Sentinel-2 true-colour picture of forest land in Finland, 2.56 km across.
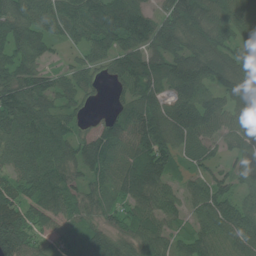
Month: July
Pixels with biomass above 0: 91%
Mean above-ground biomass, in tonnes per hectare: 89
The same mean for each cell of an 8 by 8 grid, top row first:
113 99 120 112 80 114 103 109
94 61 52 77 87 83 101 85
105 65 59 45 112 112 104 124
131 106 34 36 111 98 108 82
89 123 71 93 112 83 57 67
73 117 54 81 163 39 58 56
100 110 70 65 87 55 112 85
157 65 91 83 87 58 93 111
